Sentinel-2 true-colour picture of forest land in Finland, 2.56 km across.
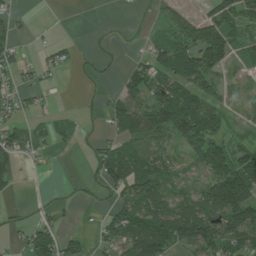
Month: July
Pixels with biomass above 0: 60%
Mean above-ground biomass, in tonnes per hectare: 59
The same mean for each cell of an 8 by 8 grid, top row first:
20 2 8 6 4 62 57 60
31 21 8 12 22 94 163 33
32 13 5 7 108 98 70 8
32 13 10 59 98 155 98 13
67 25 12 61 105 59 125 29
28 4 7 108 138 32 81 172
6 17 6 51 121 77 107 159
18 110 38 74 161 117 116 106
